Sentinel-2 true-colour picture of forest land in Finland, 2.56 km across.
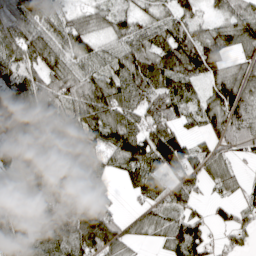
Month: April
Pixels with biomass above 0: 86%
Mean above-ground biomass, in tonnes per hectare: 83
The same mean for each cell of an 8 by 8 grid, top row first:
85 74 54 63 50 70 34 80
89 111 88 54 77 104 102 66
110 85 88 91 101 90 65 87
153 88 102 104 73 76 89 102
104 118 107 92 117 120 48 72
95 124 118 41 86 65 67 40
59 89 155 65 46 60 30 48
109 110 136 105 27 93 57 35
